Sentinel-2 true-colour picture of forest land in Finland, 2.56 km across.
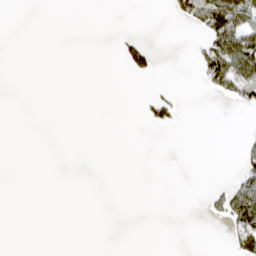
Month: April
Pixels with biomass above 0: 11%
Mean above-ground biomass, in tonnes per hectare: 13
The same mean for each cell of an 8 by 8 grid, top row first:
0 0 0 0 0 31 104 97
0 0 0 2 33 0 66 106
0 0 0 0 8 0 45 116
0 0 0 0 15 31 0 14
0 0 0 0 0 0 0 8
0 0 0 0 0 0 0 31
0 0 0 0 0 0 16 93
0 0 0 0 0 0 0 49
